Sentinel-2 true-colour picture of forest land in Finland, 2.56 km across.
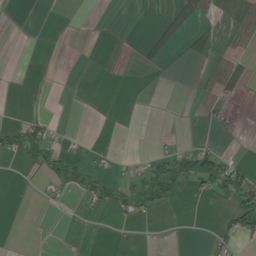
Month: July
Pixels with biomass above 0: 18%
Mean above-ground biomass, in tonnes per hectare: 13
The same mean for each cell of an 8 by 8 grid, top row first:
0 0 0 0 0 32 17 41
0 0 0 3 10 14 20 13
0 0 0 1 1 0 18 29
2 5 0 0 0 0 8 2
47 54 5 1 0 5 9 1
1 29 33 17 33 57 81 50
0 5 5 21 23 4 1 67
0 0 0 0 0 0 8 25
